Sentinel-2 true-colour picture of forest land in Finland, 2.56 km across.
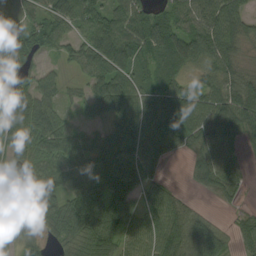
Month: September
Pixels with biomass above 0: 84%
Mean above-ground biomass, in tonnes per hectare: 70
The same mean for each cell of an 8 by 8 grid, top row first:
74 70 84 86 80 76 85 59
69 56 64 109 84 93 95 27
58 44 27 95 42 61 53 22
90 80 27 82 98 101 92 92
78 92 77 86 96 50 79 47
28 85 90 118 76 3 74 41
52 78 116 113 67 70 9 17
53 33 79 88 81 109 81 32
